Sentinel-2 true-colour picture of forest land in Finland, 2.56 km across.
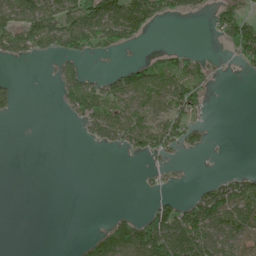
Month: June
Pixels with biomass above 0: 40%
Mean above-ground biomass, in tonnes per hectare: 49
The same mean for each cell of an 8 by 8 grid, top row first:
112 136 129 148 105 33 21 74
100 65 91 54 8 21 1 97
12 5 92 55 81 84 38 2
18 0 83 121 89 71 21 0
0 0 6 61 81 57 18 0
0 0 0 0 9 11 5 31
0 0 0 3 17 68 107 88
0 0 12 119 146 131 93 78
